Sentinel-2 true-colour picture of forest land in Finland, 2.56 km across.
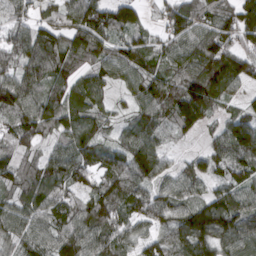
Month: March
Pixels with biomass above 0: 93%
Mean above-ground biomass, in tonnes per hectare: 99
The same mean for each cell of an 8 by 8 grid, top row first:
64 69 125 138 51 118 101 120
108 137 111 92 79 87 101 82
127 122 93 65 106 101 184 105
130 122 106 40 81 121 87 53
86 49 112 64 118 31 48 150
87 107 87 94 107 76 86 96
90 102 93 105 88 100 130 112
87 90 134 106 89 102 135 137
